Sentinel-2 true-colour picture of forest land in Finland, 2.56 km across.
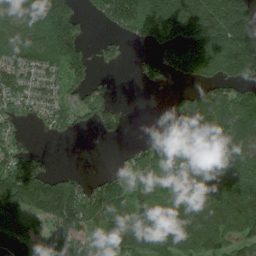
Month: July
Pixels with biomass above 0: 72%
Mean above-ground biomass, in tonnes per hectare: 98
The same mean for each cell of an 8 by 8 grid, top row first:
125 192 62 125 159 203 197 168
137 145 99 29 22 134 177 210
103 82 88 13 31 31 88 106
69 94 86 51 0 86 159 130
44 4 1 4 40 76 119 141
159 90 34 72 91 84 118 122
123 156 156 129 99 82 101 119
76 51 73 110 117 97 85 94
